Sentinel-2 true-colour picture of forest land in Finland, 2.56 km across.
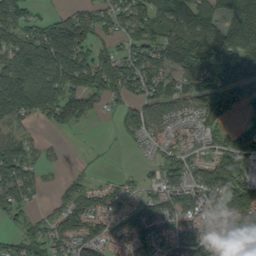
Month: September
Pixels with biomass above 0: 75%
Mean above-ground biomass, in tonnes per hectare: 91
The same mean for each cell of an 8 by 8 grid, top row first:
131 49 89 67 104 67 115 148
144 192 134 56 118 131 128 150
172 149 148 141 112 114 105 109
130 107 155 32 95 49 110 57
103 24 1 6 40 49 35 136
145 17 31 16 22 83 105 132
78 32 111 71 101 97 69 106
61 89 109 53 90 90 76 30
